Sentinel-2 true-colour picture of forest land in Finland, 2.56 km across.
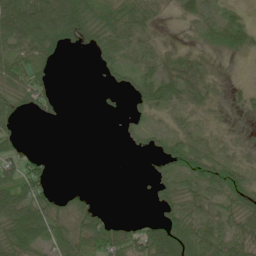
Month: June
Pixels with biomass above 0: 61%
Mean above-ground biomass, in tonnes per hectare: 37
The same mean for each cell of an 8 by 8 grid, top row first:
99 98 92 69 54 11 32 15
60 67 21 53 30 15 14 24
56 33 0 14 41 54 25 2
31 27 0 5 29 22 17 9
38 0 0 0 19 41 26 9
70 36 0 0 5 59 66 42
84 62 39 3 1 52 38 46
67 56 55 72 72 84 63 45
